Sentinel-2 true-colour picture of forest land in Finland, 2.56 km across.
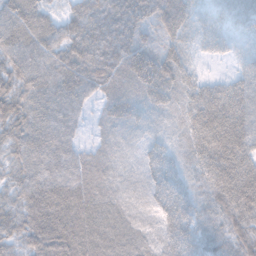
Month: November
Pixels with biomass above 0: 97%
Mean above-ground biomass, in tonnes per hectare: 60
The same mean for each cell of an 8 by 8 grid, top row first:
77 47 59 69 54 66 32 34
69 64 75 74 56 38 25 15
79 70 80 72 73 53 22 37
86 84 47 42 39 35 69 63
69 91 38 36 28 28 70 72
54 83 71 43 32 50 57 84
65 115 89 64 26 65 47 78
51 111 104 87 45 55 57 65
